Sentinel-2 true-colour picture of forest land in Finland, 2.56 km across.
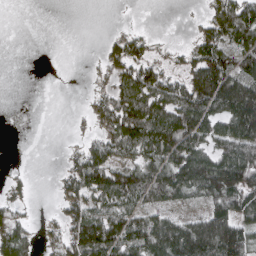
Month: April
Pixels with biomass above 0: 58%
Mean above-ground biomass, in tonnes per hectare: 68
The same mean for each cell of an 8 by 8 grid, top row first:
0 0 0 0 0 0 50 145
0 0 0 39 45 14 116 120
0 0 0 46 76 49 181 136
0 0 6 106 127 111 114 184
0 0 21 89 111 125 88 127
11 1 99 99 100 116 160 151
30 3 76 79 71 35 69 109
87 23 115 119 111 158 197 141
